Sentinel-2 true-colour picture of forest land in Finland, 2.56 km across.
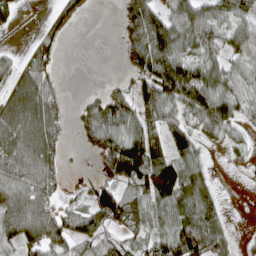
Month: April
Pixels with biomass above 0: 69%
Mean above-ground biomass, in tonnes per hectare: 68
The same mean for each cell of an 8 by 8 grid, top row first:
26 15 20 2 144 96 78 74
9 43 0 1 140 97 87 65
47 60 0 12 85 139 99 60
121 95 38 125 90 64 124 47
103 111 21 110 131 64 27 29
79 67 4 54 116 130 36 2
133 86 44 110 63 90 69 0
89 117 68 38 44 98 80 10
